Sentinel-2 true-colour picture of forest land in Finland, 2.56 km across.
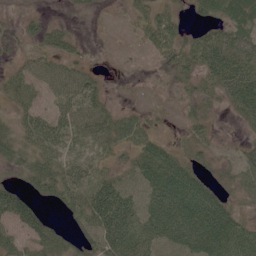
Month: June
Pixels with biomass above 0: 72%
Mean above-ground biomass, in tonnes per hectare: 35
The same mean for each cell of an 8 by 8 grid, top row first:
9 11 9 2 25 22 36 44
14 32 14 2 11 35 59 55
26 46 49 3 3 23 34 65
23 32 55 29 15 6 20 36
34 42 26 40 42 18 23 16
19 55 40 28 45 70 24 39
67 15 38 81 40 66 71 25
40 54 24 67 51 43 73 66
